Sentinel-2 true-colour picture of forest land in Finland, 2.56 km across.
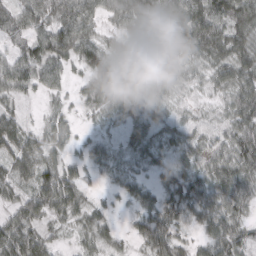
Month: March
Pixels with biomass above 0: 89%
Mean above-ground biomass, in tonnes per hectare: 49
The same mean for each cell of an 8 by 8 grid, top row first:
58 67 95 44 63 64 108 94
39 87 87 32 36 33 79 65
72 57 25 69 30 27 33 68
33 21 19 43 42 22 15 68
74 48 22 22 53 38 26 74
52 63 36 17 23 52 58 66
40 60 45 14 44 44 56 42
85 35 23 27 39 42 41 52
